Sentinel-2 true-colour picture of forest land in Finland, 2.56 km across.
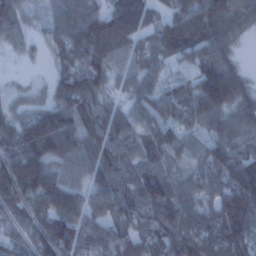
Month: January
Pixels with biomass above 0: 92%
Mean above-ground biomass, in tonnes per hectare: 78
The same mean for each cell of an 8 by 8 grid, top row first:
59 49 103 116 93 74 101 67
25 37 97 99 52 86 83 18
6 27 95 51 57 44 115 57
40 83 88 64 70 70 81 68
89 117 73 77 85 78 62 77
136 94 50 63 96 62 71 129
83 87 81 69 99 98 64 139
52 139 94 83 62 104 93 110
